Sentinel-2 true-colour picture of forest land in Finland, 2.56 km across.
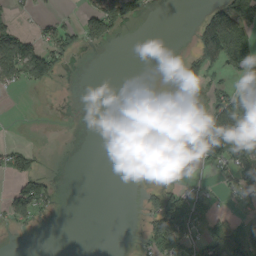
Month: September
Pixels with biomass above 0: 39%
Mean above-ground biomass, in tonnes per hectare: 40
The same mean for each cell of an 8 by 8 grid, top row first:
23 15 30 104 22 0 62 94
114 73 36 8 0 3 110 107
62 70 1 0 1 63 40 33
0 2 0 0 18 88 100 103
16 2 0 0 3 95 148 112
52 26 0 0 1 43 10 99
79 29 0 0 21 100 37 20
3 0 0 0 30 118 63 90
